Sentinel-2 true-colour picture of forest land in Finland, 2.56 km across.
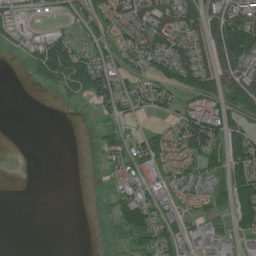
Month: July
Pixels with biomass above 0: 55%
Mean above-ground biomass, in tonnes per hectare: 44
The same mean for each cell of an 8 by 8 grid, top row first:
26 17 48 67 107 101 84 91
13 90 47 49 91 84 63 135
0 46 89 88 48 69 66 88
0 0 1 41 24 36 67 56
1 0 0 53 50 56 98 88
1 0 0 21 37 34 50 67
0 0 0 21 59 24 27 58
0 0 0 9 63 55 55 42
